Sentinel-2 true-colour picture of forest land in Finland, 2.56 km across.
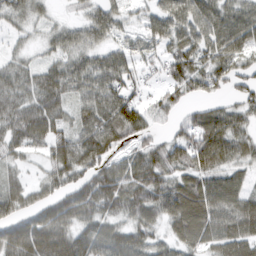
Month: March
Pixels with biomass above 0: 83%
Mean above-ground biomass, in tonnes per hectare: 58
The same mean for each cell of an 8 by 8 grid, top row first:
46 21 20 52 22 61 71 64
17 29 57 43 37 52 68 66
57 68 68 75 27 65 57 45
65 72 42 105 63 35 48 42
58 69 87 89 45 54 97 55
26 40 67 76 80 50 63 34
58 58 74 52 76 77 72 62
81 95 77 76 56 44 50 66
